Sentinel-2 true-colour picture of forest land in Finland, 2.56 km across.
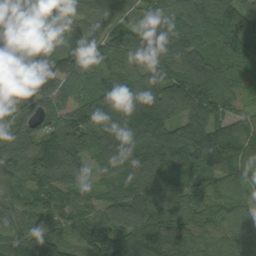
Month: September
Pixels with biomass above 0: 98%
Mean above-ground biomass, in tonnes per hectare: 110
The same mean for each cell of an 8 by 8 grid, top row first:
130 104 86 71 70 137 126 100
125 109 95 112 144 134 92 90
106 145 107 142 142 97 125 64
82 108 121 129 144 86 101 48
142 153 110 100 116 125 147 102
114 102 70 80 110 92 89 82
92 105 90 111 126 138 98 95
94 160 98 127 155 123 115 107
